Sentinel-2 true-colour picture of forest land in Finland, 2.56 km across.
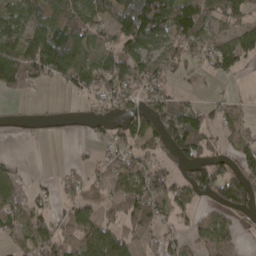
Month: April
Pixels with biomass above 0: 61%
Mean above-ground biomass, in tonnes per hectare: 70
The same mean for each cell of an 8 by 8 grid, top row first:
101 96 109 117 218 153 80 76
104 168 129 81 109 76 66 95
101 56 85 123 96 29 15 11
19 20 22 40 70 117 47 35
8 10 7 53 65 114 51 52
50 6 37 70 105 54 122 100
69 36 66 38 95 55 37 78
38 79 86 118 23 35 59 23
